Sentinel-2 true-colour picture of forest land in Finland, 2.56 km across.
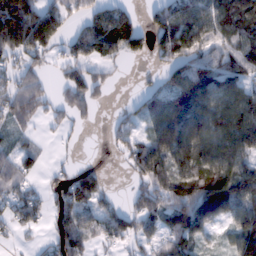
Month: February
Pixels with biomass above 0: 69%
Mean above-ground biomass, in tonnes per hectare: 85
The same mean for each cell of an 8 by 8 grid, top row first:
241 130 49 84 32 125 98 116
135 86 57 83 61 118 70 94
61 30 76 24 15 100 144 87
85 38 46 10 72 153 122 146
29 7 8 28 103 225 141 135
65 19 69 4 103 181 161 115
64 44 105 42 71 103 200 118
17 29 90 47 69 95 42 134
